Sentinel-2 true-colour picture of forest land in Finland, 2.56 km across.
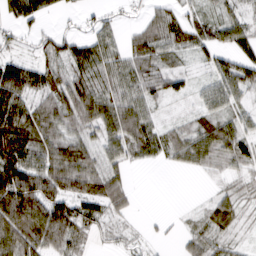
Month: March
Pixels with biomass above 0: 80%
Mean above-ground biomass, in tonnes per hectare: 53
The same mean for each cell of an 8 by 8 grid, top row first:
51 31 20 16 27 43 34 35
25 41 54 50 67 55 54 51
103 66 67 63 75 41 31 74
97 73 89 87 59 14 47 36
87 83 65 64 75 61 71 55
110 91 90 54 1 4 16 29
130 101 58 53 1 2 31 38
93 91 46 25 16 11 49 19
